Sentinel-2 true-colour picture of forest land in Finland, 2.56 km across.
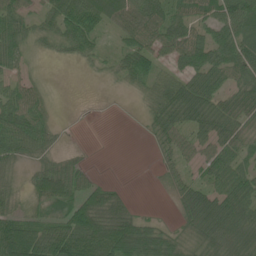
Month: June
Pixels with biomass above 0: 73%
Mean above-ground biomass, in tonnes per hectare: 48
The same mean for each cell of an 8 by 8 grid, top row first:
56 34 93 87 96 52 52 80
51 19 43 19 60 78 68 65
34 7 2 14 53 48 73 52
73 26 0 0 18 58 60 57
75 37 2 0 2 42 45 47
21 67 33 1 0 24 39 54
35 27 72 68 4 17 66 70
140 93 112 104 88 37 55 67
